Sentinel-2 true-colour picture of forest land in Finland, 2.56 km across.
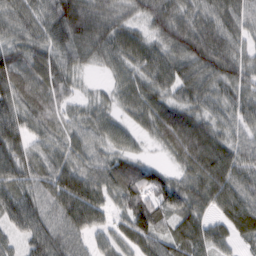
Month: February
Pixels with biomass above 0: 94%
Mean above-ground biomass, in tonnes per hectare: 68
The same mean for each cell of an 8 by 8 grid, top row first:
74 71 113 65 63 90 68 67
65 66 80 70 61 80 105 53
92 62 25 29 59 82 74 70
84 67 34 39 68 81 52 58
80 53 58 52 21 89 79 49
81 79 86 82 80 52 75 66
82 70 120 49 101 90 51 60
36 85 49 49 76 70 61 27
